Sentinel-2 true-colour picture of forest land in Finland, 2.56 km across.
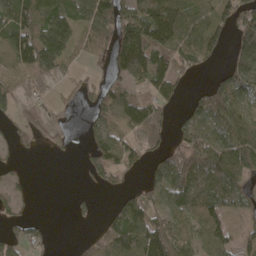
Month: April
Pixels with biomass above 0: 64%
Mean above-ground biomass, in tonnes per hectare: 74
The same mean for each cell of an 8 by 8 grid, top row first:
113 111 101 146 132 158 124 108
128 188 55 88 160 128 117 106
62 33 30 56 77 82 29 103
44 26 19 99 96 33 119 75
31 25 10 101 62 48 98 112
19 0 9 56 33 137 113 74
27 0 15 33 73 81 97 33
47 19 21 100 127 80 77 45
